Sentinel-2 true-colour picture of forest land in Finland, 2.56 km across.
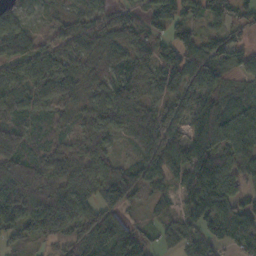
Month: October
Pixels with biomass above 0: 87%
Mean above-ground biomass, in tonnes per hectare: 71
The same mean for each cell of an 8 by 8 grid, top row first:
52 17 38 60 49 75 57 50
85 48 57 46 47 63 62 51
82 95 46 49 59 68 78 46
74 59 44 90 64 66 92 97
82 46 49 41 73 87 106 97
114 75 59 82 83 73 108 62
161 171 78 93 28 54 131 83
41 58 94 108 47 49 68 79
